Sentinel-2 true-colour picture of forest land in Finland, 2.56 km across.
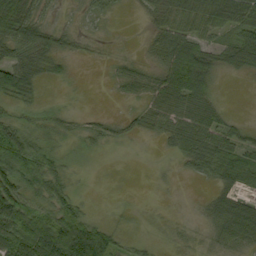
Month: September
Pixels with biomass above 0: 66%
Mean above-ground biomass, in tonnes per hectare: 37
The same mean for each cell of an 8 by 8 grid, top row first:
84 17 10 13 12 44 60 73
53 52 12 3 9 80 43 88
80 19 1 13 37 85 46 6
16 13 8 4 29 57 49 2
74 25 10 17 4 33 56 39
81 63 4 0 0 5 27 58
86 54 38 2 1 1 20 73
96 124 160 61 8 6 10 43
